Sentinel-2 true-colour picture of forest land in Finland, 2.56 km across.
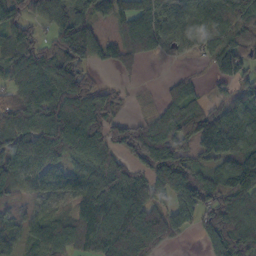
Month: October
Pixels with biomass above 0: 81%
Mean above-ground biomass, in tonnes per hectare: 85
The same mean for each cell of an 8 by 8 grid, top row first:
72 55 63 70 138 62 64 116
89 63 147 64 125 40 74 108
71 94 99 13 10 41 26 83
94 113 134 60 23 87 92 60
103 117 132 87 158 127 108 82
61 63 72 90 89 158 67 139
33 29 68 98 117 107 106 106
48 86 76 108 117 33 71 120
